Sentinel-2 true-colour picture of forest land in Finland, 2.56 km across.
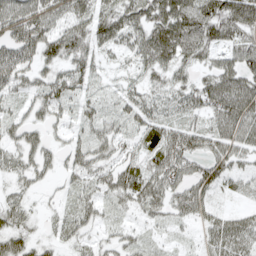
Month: April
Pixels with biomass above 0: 78%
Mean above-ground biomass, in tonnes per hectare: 49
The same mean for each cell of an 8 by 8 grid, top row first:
74 67 57 58 63 85 92 85
102 79 63 38 63 83 55 62
65 54 47 10 32 38 45 72
27 44 30 23 47 30 53 77
46 36 36 53 44 76 53 59
34 29 41 57 56 65 69 36
46 10 39 25 42 44 38 19
55 21 29 27 19 11 37 64
